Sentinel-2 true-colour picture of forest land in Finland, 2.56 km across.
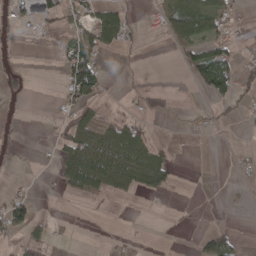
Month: April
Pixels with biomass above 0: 30%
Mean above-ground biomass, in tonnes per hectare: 23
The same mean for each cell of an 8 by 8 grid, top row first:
19 47 27 73 7 72 80 9
4 3 68 36 6 31 61 16
27 0 117 4 2 0 103 44
8 2 31 3 2 0 7 9
8 5 59 54 37 6 1 2
2 2 68 57 52 12 0 5
63 0 1 2 0 1 0 5
19 29 1 5 2 0 37 13
